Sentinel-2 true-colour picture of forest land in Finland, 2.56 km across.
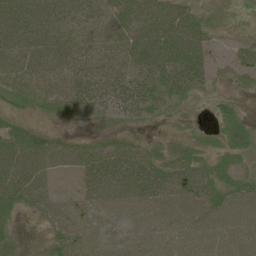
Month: June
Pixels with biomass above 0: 88%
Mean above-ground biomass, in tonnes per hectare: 41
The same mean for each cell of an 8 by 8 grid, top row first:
64 53 40 40 60 64 15 3
46 43 32 29 74 87 40 28
31 30 49 46 44 60 32 23
18 19 32 35 43 23 11 16
63 42 25 34 32 25 20 38
59 46 44 81 56 55 47 34
32 41 46 57 47 49 48 44
16 21 46 47 46 45 45 49
